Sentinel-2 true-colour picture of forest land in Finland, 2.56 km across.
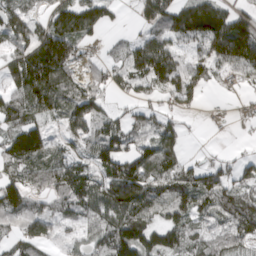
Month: March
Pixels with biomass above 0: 79%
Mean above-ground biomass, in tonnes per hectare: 79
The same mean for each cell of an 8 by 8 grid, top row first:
85 68 131 31 55 122 139 74
80 138 60 23 92 59 92 164
90 151 57 60 96 110 55 38
99 90 103 42 47 44 8 12
97 71 61 111 63 74 2 5
66 62 100 116 115 93 71 59
104 36 70 129 105 90 82 124
56 58 42 132 116 87 71 77
